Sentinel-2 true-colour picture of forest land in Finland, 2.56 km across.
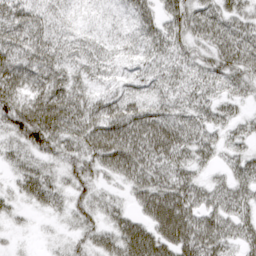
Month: March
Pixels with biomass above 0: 91%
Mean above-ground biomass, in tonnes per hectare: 44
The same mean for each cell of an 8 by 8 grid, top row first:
58 38 12 10 36 45 49 40
53 55 35 23 34 44 44 57
65 60 36 23 29 42 48 47
77 77 62 57 56 50 40 21
40 55 49 71 68 63 37 25
27 36 42 30 53 53 22 37
19 26 33 28 40 77 52 43
7 8 31 43 72 71 70 40
